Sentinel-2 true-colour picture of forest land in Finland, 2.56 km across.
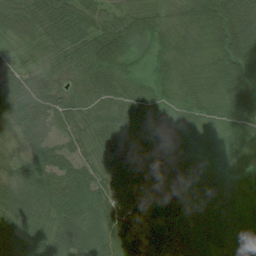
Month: August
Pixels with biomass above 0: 99%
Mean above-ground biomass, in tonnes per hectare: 58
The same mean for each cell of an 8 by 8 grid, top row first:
47 60 59 43 56 45 80 90
26 41 56 105 48 57 52 100
54 50 50 63 34 57 53 91
56 75 51 54 58 45 42 64
30 71 59 65 42 43 16 19
48 80 84 62 68 52 52 28
69 67 80 67 53 61 79 68
45 52 67 61 66 64 53 73
